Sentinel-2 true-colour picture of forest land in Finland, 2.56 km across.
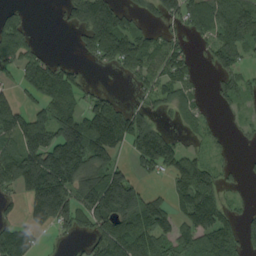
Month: August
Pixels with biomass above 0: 64%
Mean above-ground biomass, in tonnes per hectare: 103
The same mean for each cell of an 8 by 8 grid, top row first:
40 1 125 149 47 77 127 154
107 13 45 153 109 65 64 101
52 189 59 7 71 101 17 70
115 109 112 167 78 52 31 29
127 195 236 196 193 80 40 10
188 255 153 129 40 123 117 23
22 223 135 194 151 77 191 30
143 10 46 181 147 113 124 84
